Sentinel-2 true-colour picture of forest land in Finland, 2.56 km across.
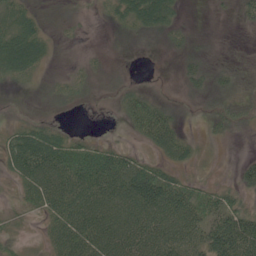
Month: June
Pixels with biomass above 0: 68%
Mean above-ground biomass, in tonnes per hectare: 34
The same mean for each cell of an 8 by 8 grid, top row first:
44 10 7 23 68 24 2 13
79 27 4 3 4 17 9 2
27 11 18 7 2 12 34 13
3 5 3 3 73 18 18 27
58 71 31 18 25 49 9 2
42 87 70 70 67 27 8 27
15 52 75 73 76 67 46 37
17 31 81 79 76 65 62 81
